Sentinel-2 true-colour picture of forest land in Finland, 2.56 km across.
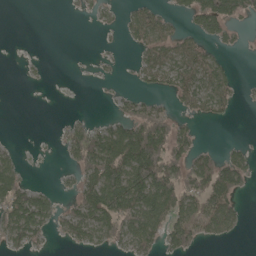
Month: May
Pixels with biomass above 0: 45%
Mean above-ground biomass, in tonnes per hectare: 41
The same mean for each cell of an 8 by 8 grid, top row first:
0 0 5 11 52 23 89 40
0 0 0 5 43 56 31 11
1 3 1 4 27 51 57 14
0 0 3 13 62 32 36 5
6 1 74 107 156 73 7 14
44 1 43 110 123 81 96 56
88 49 61 115 111 81 96 30
40 14 39 42 71 57 27 5
